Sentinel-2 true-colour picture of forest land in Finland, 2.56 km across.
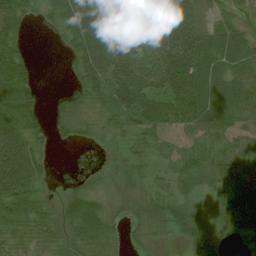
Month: July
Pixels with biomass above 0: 81%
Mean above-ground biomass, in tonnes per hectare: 44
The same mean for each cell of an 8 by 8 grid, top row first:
61 23 95 90 65 61 46 23
32 2 65 85 61 67 66 63
71 0 36 65 69 69 81 61
76 23 20 28 56 56 78 54
78 21 12 11 20 22 41 35
79 14 11 13 22 44 66 38
51 19 50 17 27 48 27 74
22 23 31 21 22 20 38 27
